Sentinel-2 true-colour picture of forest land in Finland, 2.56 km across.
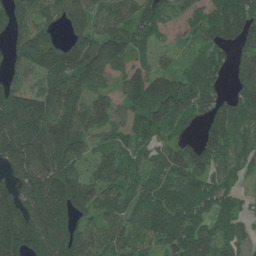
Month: June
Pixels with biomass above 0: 88%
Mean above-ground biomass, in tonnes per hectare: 103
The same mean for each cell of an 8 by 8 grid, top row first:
99 55 92 96 133 47 83 130
91 131 119 137 62 24 85 80
70 107 139 59 139 85 127 89
204 162 124 78 120 124 67 69
236 210 92 70 63 58 121 41
116 168 102 103 69 84 86 27
147 164 107 84 88 107 82 44
200 156 119 87 73 118 112 57
